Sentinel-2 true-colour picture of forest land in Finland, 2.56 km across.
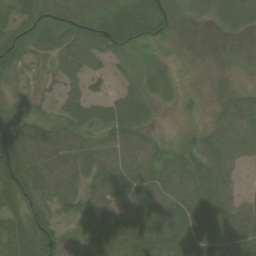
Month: August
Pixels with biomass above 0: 79%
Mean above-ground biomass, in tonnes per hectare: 45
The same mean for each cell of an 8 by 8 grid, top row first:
42 29 21 45 63 23 26 33
53 47 71 46 16 9 0 2
29 24 44 16 30 22 8 8
47 28 54 44 34 8 15 65
69 78 59 55 50 18 58 64
78 67 54 68 62 68 82 22
49 51 46 53 57 69 83 53
54 61 25 76 71 58 71 65
